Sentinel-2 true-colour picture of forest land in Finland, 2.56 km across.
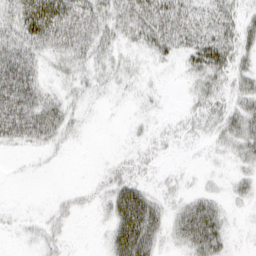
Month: March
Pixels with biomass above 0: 59%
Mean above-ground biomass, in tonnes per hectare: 25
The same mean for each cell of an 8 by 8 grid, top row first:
49 77 53 35 58 55 32 22
53 42 39 21 24 37 53 30
83 14 16 13 6 3 29 23
67 39 8 1 5 4 23 30
21 18 3 0 9 9 9 31
2 2 0 17 11 5 5 13
2 7 13 38 68 18 39 7
3 17 0 35 65 23 59 2
